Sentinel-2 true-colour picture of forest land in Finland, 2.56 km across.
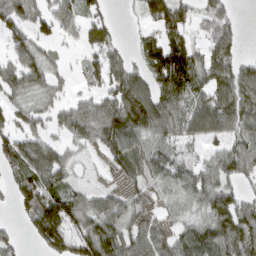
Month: March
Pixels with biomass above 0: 76%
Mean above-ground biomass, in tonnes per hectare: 67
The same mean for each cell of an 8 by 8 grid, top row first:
61 69 61 21 49 96 64 13
53 31 28 47 49 102 62 30
68 55 22 72 86 153 84 80
43 45 57 85 137 101 105 89
77 61 39 86 66 65 69 65
65 91 14 40 61 76 75 58
36 110 75 69 61 36 78 68
22 89 85 104 84 65 96 94
